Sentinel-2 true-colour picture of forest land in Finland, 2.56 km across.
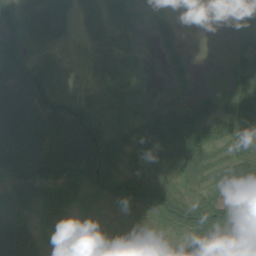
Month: July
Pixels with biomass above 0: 80%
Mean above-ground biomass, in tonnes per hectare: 36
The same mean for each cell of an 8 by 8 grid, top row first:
43 31 22 16 12 14 8 27
41 14 7 20 7 25 5 18
46 29 6 18 19 17 4 26
61 45 50 17 28 40 53 55
35 45 79 52 86 97 67 43
21 40 56 50 56 30 31 40
31 40 31 31 49 43 57 43
73 21 33 35 30 15 78 41
